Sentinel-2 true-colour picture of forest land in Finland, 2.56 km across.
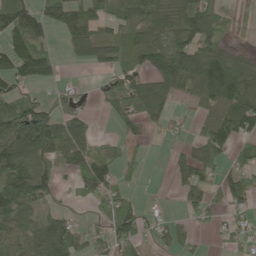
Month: May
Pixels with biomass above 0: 64%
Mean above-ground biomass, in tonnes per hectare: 57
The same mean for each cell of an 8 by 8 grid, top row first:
100 68 72 39 61 81 97 11
94 39 68 52 84 93 112 17
67 40 8 39 56 92 123 102
85 76 38 32 61 21 41 99
139 95 70 18 14 14 54 47
108 68 58 52 14 30 39 51
94 31 11 59 31 6 47 36
56 95 59 73 39 37 7 36
